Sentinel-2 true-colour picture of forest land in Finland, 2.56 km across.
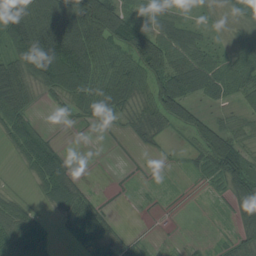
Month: August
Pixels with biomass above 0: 70%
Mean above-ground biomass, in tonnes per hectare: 47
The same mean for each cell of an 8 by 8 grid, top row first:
95 95 115 121 31 38 20 40
82 119 109 78 120 60 36 42
91 64 79 84 67 87 66 58
85 3 35 50 46 83 23 26
38 43 0 2 14 8 85 48
3 81 12 1 3 2 22 91
37 19 52 7 2 3 2 56
73 26 34 32 8 1 3 36
